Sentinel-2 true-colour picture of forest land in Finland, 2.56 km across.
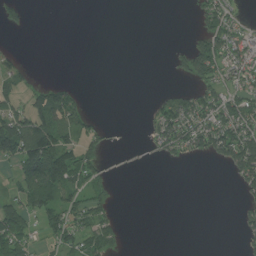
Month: July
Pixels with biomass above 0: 37%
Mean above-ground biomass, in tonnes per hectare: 37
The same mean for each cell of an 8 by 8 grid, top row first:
28 0 0 0 0 0 52 20
9 0 0 0 0 11 78 55
38 9 2 0 0 11 62 48
61 93 56 0 7 97 82 79
110 115 68 13 11 79 78 117
40 163 77 14 0 0 0 64
74 87 65 30 0 0 0 18
82 28 64 48 0 0 0 13
